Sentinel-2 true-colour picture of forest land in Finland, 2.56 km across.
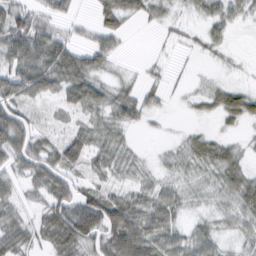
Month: February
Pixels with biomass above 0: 77%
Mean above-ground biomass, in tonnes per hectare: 36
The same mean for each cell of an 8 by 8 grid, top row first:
74 39 12 35 24 14 32 27
74 70 37 38 0 9 21 2
68 65 64 20 14 6 9 6
54 15 38 44 29 2 17 55
70 34 56 40 3 15 40 15
30 61 25 31 20 22 22 50
30 50 77 75 50 36 19 53
46 41 71 66 63 37 37 21
